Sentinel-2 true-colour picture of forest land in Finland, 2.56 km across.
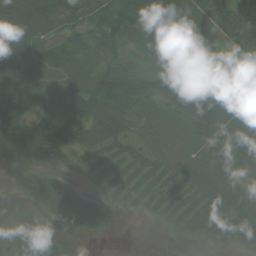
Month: July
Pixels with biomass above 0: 83%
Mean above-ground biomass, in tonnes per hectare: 50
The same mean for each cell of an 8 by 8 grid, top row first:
68 74 54 80 74 73 64 52
74 44 66 64 61 58 22 54
57 52 53 93 73 42 24 29
40 27 66 78 37 46 88 83
68 58 56 55 37 47 66 78
35 48 30 48 51 50 89 46
2 52 95 19 23 45 70 73
30 18 8 2 0 8 25 30
